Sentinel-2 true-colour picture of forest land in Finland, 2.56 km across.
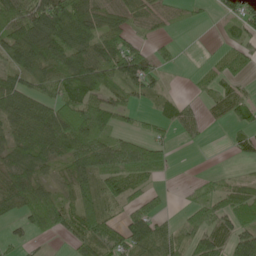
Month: May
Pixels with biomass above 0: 69%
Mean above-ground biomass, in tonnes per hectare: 50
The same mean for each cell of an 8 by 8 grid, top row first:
78 112 89 67 63 28 7 51
82 77 73 76 30 12 3 44
47 59 84 50 62 2 30 36
77 69 89 57 15 38 26 41
60 83 92 72 59 15 6 24
73 30 56 70 56 4 11 12
54 88 65 25 45 7 61 68
16 18 51 63 76 46 54 72
